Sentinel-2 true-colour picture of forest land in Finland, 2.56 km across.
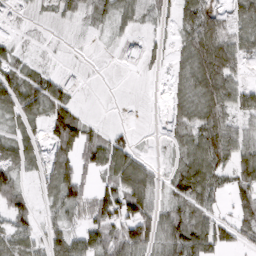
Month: March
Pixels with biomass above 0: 71%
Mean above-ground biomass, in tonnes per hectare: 49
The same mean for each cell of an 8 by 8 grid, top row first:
26 10 32 34 31 40 61 51
35 6 5 3 51 26 107 59
84 66 24 1 1 29 100 36
66 81 31 0 1 30 79 48
66 50 91 61 4 20 97 61
46 40 62 56 68 50 83 57
56 20 54 84 89 53 42 35
61 45 63 83 94 81 64 30
